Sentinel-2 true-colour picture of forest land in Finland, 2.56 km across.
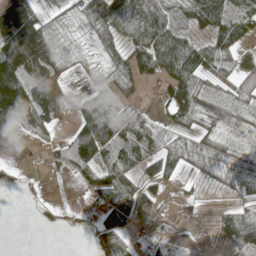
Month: May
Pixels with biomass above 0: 68%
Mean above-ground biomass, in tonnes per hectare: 55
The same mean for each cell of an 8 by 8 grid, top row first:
133 34 35 108 105 57 102 62
150 97 24 49 72 80 53 40
209 73 11 51 39 100 54 61
166 67 59 63 23 57 52 47
2 21 115 88 62 44 37 21
13 10 80 78 58 33 27 44
0 13 21 96 20 20 6 50
0 0 1 65 18 37 9 101
